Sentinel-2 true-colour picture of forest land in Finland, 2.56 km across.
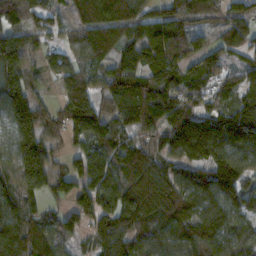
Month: November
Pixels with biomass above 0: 87%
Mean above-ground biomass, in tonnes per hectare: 121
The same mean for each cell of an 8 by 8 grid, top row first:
105 91 105 179 104 117 80 88
144 68 97 127 129 121 54 90
166 50 103 132 145 110 84 88
172 90 171 83 120 146 114 157
140 100 56 95 94 147 198 146
132 158 107 127 215 111 117 92
144 72 110 150 204 148 139 83
182 141 47 183 98 109 139 105
